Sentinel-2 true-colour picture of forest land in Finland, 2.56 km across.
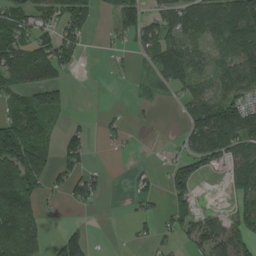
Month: August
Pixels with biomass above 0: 55%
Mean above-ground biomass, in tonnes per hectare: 55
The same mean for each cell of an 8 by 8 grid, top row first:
67 59 70 25 59 74 103 137
89 74 41 16 52 71 41 115
64 69 2 4 13 81 49 83
64 79 2 7 7 8 120 111
143 47 66 15 0 12 127 95
88 60 67 4 23 65 16 67
97 10 23 0 17 65 17 48
91 35 92 1 19 32 109 88
